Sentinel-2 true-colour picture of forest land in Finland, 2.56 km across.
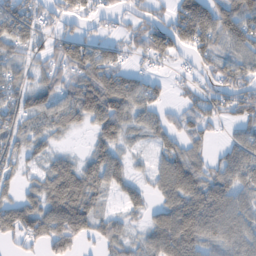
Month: February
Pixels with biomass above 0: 76%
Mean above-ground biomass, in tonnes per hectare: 52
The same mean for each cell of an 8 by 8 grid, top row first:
82 37 43 25 44 61 76 83
46 43 79 42 65 66 60 60
42 43 76 82 37 15 32 70
54 60 65 87 44 27 46 54
43 27 3 52 16 43 26 47
28 57 69 52 15 89 52 54
65 74 77 13 28 76 79 57
36 81 48 44 37 101 58 60
